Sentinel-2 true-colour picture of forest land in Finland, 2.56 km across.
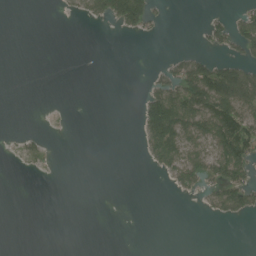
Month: July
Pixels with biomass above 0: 22%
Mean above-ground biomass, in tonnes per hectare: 22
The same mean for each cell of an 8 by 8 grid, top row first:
0 0 17 60 70 0 8 26
0 0 0 0 0 3 15 43
0 0 0 0 6 62 109 96
0 0 0 0 64 117 97 76
5 6 0 0 32 90 63 104
1 1 0 0 0 40 45 61
0 0 0 0 0 0 19 64
0 0 0 0 0 0 0 0
